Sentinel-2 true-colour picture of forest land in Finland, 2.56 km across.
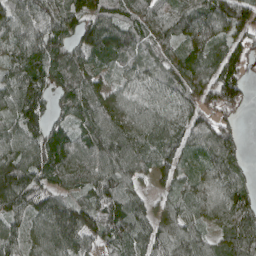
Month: April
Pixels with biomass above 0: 93%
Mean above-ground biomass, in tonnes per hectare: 97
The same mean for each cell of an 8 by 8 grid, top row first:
104 101 146 107 102 95 125 115
86 110 106 124 83 81 97 61
105 95 120 51 76 85 108 104
117 92 87 95 85 89 81 41
105 115 81 118 88 80 110 80
162 96 105 120 56 68 78 61
122 123 103 127 68 62 79 112
82 119 108 102 95 105 65 110
